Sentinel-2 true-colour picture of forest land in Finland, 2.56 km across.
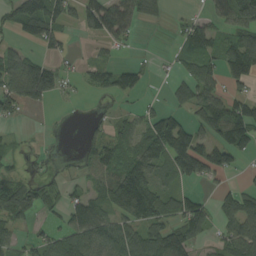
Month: August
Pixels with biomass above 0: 60%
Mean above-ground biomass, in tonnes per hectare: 62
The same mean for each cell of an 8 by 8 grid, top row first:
91 131 53 109 53 8 35 122
31 50 3 25 2 30 62 107
130 121 23 70 32 39 72 88
41 12 1 17 31 44 114 80
13 3 22 68 100 134 80 110
28 15 20 84 117 79 65 15
109 45 78 80 115 63 41 87
39 55 89 93 92 99 26 93
